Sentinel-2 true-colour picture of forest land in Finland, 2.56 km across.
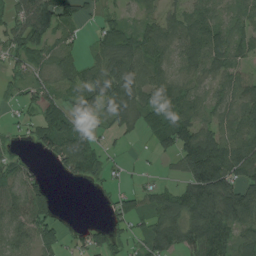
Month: August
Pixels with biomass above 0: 74%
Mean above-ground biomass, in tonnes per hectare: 62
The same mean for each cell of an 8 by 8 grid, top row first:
60 116 43 24 29 42 61 46
72 65 33 97 83 60 101 54
27 46 62 112 74 53 37 57
13 46 51 72 66 89 52 76
16 62 83 14 10 109 139 97
53 17 43 17 12 27 169 82
73 69 0 29 51 101 127 135
67 57 26 36 55 98 133 63
